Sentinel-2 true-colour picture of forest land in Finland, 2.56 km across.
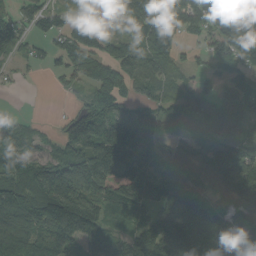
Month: September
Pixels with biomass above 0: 81%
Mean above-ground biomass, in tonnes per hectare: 96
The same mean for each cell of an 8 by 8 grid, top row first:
63 72 53 49 111 109 122 145
67 47 137 82 84 65 53 108
13 11 92 157 85 49 52 73
7 1 63 113 72 78 89 111
72 34 106 181 131 67 79 94
107 142 149 119 119 126 89 120
111 123 156 81 93 132 127 107
143 139 125 77 138 186 150 87
